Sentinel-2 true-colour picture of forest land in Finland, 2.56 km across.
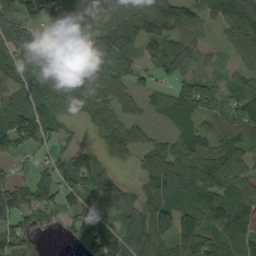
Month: September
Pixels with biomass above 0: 81%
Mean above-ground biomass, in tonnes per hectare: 76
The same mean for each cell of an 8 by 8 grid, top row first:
89 64 96 97 133 118 72 150
78 90 82 112 77 85 25 68
66 86 70 99 36 60 50 46
99 89 55 66 38 82 58 71
92 37 23 64 57 76 81 78
32 43 93 36 61 104 104 79
90 70 48 60 80 109 99 89
91 12 48 103 103 106 84 96
